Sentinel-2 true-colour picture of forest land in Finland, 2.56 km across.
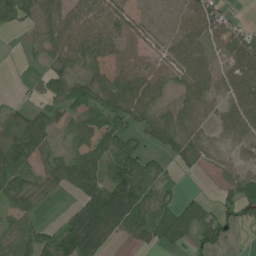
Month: July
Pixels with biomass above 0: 76%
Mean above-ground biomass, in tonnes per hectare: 47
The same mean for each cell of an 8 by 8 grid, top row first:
66 40 69 74 16 21 60 7
0 42 72 58 40 48 42 61
3 42 41 49 70 36 52 69
39 38 46 54 48 39 45 69
88 33 48 60 29 51 41 41
55 41 71 85 71 12 4 38
56 13 48 111 66 44 24 50
59 51 119 23 33 53 47 4
